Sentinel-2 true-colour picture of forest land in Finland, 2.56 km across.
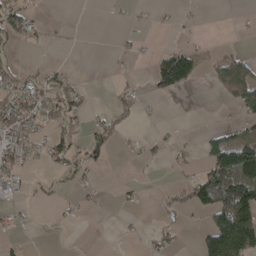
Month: April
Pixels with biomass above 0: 32%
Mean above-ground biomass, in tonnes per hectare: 33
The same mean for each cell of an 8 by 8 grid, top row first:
62 3 0 2 3 8 1 4
23 11 1 4 5 39 7 12
49 50 15 5 8 132 15 105
76 67 36 37 5 0 0 31
70 45 38 37 18 12 57 119
29 15 28 0 2 9 98 150
21 3 12 3 5 28 85 135
15 2 1 0 9 15 86 167
